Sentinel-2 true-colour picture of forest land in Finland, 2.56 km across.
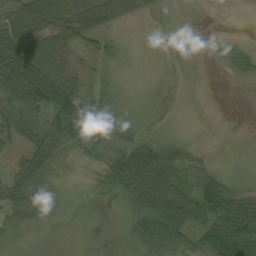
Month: September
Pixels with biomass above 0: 76%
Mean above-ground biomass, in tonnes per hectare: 40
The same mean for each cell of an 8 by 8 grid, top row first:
60 86 69 49 20 5 3 0
93 57 29 25 3 9 6 25
91 101 35 15 11 6 2 22
54 81 119 48 10 7 2 1
26 92 59 32 54 36 3 4
51 43 9 52 105 62 42 13
60 32 10 21 79 106 66 66
17 11 6 10 68 82 46 73
